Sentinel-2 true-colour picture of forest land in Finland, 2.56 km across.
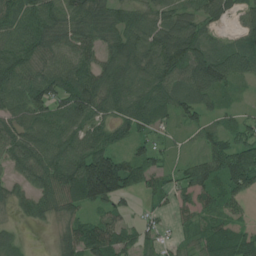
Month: July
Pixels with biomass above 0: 87%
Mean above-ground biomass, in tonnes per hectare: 73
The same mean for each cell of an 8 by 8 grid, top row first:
79 98 92 77 70 66 64 50
100 83 87 74 101 113 76 74
83 90 105 83 82 81 106 47
86 83 92 67 87 63 41 23
82 94 77 57 41 17 43 86
42 97 146 174 78 32 79 121
40 65 65 67 17 40 52 52
32 6 111 98 41 21 74 94
